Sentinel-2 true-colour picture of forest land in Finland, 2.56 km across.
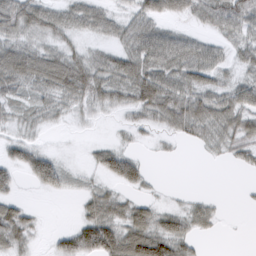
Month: March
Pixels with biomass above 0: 70%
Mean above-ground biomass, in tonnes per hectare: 44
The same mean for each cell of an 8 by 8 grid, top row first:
85 58 50 36 59 45 59 79
63 40 26 34 77 75 46 45
75 72 79 60 88 67 46 36
26 32 22 19 48 71 70 66
45 8 2 24 9 14 32 47
35 80 12 50 36 0 0 5
52 1 21 54 40 24 31 3
56 11 87 103 101 82 10 0
